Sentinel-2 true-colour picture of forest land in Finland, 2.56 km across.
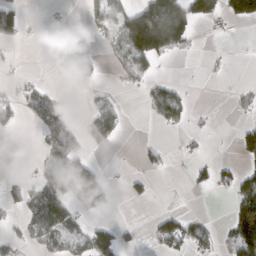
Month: March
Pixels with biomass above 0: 32%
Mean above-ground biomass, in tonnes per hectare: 40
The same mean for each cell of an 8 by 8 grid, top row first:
78 6 4 47 136 138 67 90
10 4 8 18 168 56 3 0
17 9 29 6 31 13 3 1
46 70 7 56 8 61 4 12
0 57 37 14 9 5 5 50
5 52 177 10 22 2 28 47
26 117 86 18 1 6 1 122
31 54 46 83 7 75 37 129
